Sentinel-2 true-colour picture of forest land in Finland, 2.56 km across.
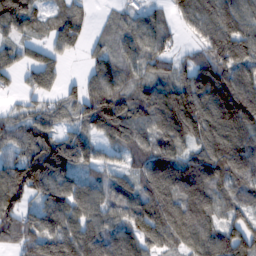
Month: February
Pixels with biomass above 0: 88%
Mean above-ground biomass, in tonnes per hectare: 107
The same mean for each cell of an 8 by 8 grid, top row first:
136 48 59 26 58 59 139 143
60 68 43 72 97 40 120 152
45 77 56 111 77 90 136 150
51 81 84 175 114 167 147 189
104 144 104 66 91 106 130 135
145 175 78 67 119 158 145 106
127 108 110 92 130 149 116 80
106 110 145 124 103 108 126 156
